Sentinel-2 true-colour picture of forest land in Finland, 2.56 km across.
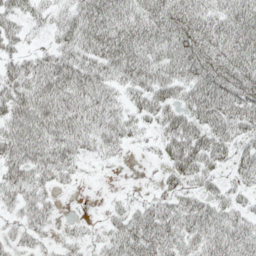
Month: May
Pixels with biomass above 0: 79%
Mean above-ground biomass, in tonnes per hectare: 49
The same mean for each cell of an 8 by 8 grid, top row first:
41 25 60 75 70 75 52 63
29 25 63 88 79 81 58 71
60 72 73 53 63 62 76 60
71 79 64 55 43 52 77 74
79 70 48 44 13 60 63 41
50 44 15 2 2 35 38 32
31 31 1 16 29 46 44 28
24 16 19 36 64 46 52 56
